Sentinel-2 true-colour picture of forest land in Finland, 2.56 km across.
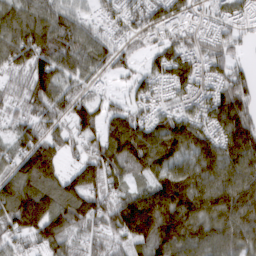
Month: March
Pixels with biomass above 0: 89%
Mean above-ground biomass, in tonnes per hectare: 103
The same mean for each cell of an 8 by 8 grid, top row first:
115 106 61 56 94 79 41 65
119 147 100 77 35 84 76 32
48 137 64 28 59 108 84 81
53 100 103 67 58 79 116 152
75 111 59 134 163 140 119 165
113 138 104 89 69 130 129 154
174 164 134 102 186 191 149 177
69 112 62 60 129 150 121 112
